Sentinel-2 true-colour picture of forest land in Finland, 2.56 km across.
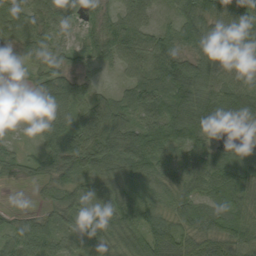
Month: September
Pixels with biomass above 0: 93%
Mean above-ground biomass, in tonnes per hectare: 71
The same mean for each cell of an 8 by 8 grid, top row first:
79 71 54 41 52 54 118 139
45 65 50 70 72 82 98 81
15 84 50 13 75 120 81 60
21 71 64 77 80 111 127 126
18 66 91 84 113 95 68 34
28 64 76 69 89 60 94 95
14 37 62 74 59 65 66 78
69 66 37 76 94 93 80 89
